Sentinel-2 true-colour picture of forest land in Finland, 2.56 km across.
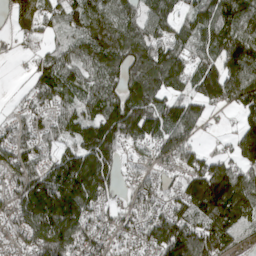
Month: April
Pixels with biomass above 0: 88%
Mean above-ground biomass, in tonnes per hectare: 125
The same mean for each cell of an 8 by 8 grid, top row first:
91 92 119 124 108 90 133 148
25 62 109 187 158 121 108 191
9 123 112 119 201 129 169 202
38 93 101 162 182 154 65 106
100 71 118 146 90 118 27 142
119 152 192 119 76 81 200 154
128 247 199 70 100 106 195 156
82 210 130 87 95 204 161 87
